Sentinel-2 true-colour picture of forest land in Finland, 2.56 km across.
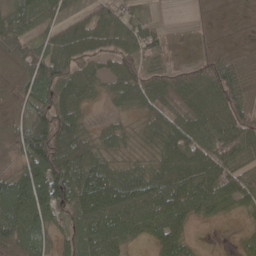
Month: May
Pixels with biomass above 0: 85%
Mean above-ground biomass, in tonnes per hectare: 66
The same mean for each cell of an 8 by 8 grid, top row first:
72 56 33 60 31 0 18 10
54 53 78 73 79 17 29 19
56 113 95 61 110 76 100 81
42 124 52 19 47 69 83 86
54 161 97 39 27 91 89 101
57 132 88 73 57 71 82 68
101 94 85 99 88 83 57 35
71 46 80 84 35 65 1 15
